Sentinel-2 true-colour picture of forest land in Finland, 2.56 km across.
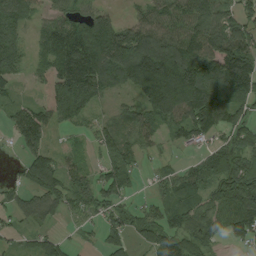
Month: August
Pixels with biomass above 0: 79%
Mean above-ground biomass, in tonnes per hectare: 102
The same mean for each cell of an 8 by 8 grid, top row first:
98 65 100 75 90 122 147 105
85 126 187 219 211 182 165 176
49 128 192 86 226 252 167 198
74 104 78 36 87 133 188 88
52 68 29 99 58 45 55 82
27 126 89 108 21 67 91 145
68 84 92 76 59 74 91 127
33 61 19 74 55 106 67 64
